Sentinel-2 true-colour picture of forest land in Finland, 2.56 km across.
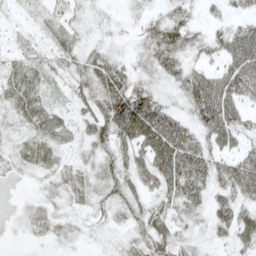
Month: May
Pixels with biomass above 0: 81%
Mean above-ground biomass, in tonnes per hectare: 34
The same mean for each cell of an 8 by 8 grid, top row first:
7 24 16 8 21 32 13 23
16 23 33 17 28 61 32 68
38 23 35 63 26 35 59 76
30 39 30 73 69 31 75 42
22 43 29 52 44 72 41 30
13 24 30 38 43 56 49 58
5 24 19 36 35 38 32 38
3 19 15 12 35 32 15 31
